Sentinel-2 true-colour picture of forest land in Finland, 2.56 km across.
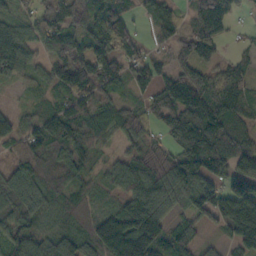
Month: October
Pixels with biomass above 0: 88%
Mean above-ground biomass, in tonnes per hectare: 89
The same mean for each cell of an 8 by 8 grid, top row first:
58 63 81 90 31 82 143 24
103 67 59 118 42 67 101 29
54 70 99 102 80 88 120 97
40 58 88 59 57 121 157 91
78 118 92 36 55 76 161 91
92 86 63 59 115 146 149 123
96 56 66 45 149 62 113 182
94 71 91 198 185 70 21 100
